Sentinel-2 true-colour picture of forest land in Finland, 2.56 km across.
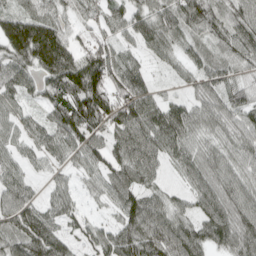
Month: April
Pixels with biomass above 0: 93%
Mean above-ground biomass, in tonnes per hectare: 74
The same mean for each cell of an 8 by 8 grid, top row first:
86 68 41 51 69 87 87 76
129 181 67 57 51 49 51 70
76 91 135 82 52 26 63 50
48 59 134 101 92 73 68 76
47 62 82 76 105 80 50 66
57 31 38 62 68 25 80 66
105 55 35 36 111 57 83 79
68 121 40 84 119 120 95 101
